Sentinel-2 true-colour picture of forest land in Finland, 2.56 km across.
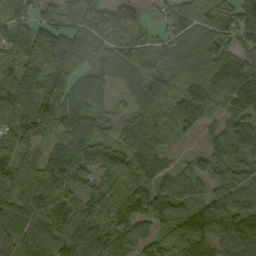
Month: September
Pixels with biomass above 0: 93%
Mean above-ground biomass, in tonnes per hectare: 99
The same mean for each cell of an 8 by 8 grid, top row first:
64 69 125 138 51 118 101 120
108 137 111 92 79 87 101 82
127 122 93 65 106 101 184 105
130 122 106 40 81 121 87 53
86 49 112 64 118 31 48 150
87 107 87 94 107 76 86 96
90 102 93 105 88 100 130 112
87 90 134 106 89 102 135 137
